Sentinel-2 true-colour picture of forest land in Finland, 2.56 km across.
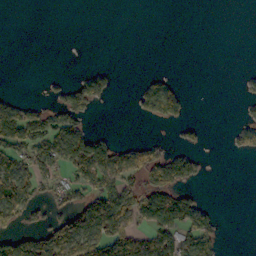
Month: October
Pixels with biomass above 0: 32%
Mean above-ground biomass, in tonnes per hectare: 35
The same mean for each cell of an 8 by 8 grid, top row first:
0 0 0 0 0 0 0 0
0 0 0 0 0 0 0 0
0 6 37 29 15 12 0 7
54 40 42 0 41 59 0 7
75 74 82 44 25 17 5 34
88 38 53 70 65 110 8 0
107 26 63 100 95 127 28 0
68 80 110 110 58 78 71 0
